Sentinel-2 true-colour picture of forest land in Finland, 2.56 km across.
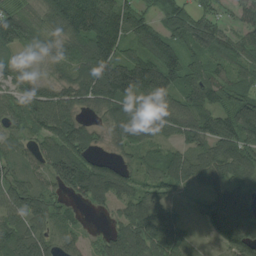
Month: August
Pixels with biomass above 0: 88%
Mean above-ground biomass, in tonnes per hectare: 95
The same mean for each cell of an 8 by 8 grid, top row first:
125 87 203 165 85 143 100 55
82 59 78 150 122 120 129 94
65 40 89 197 176 113 108 63
74 107 56 94 58 101 95 117
52 84 115 39 61 56 103 117
66 86 177 137 55 101 75 101
107 101 35 53 108 43 92 148
119 68 34 75 126 91 16 114
